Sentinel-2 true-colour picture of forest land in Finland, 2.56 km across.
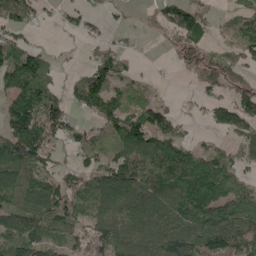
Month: May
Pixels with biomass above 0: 73%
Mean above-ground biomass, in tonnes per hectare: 84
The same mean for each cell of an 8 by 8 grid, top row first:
86 18 38 17 9 111 47 40
82 18 8 47 4 51 43 55
115 67 71 113 26 4 57 59
148 112 59 116 87 33 49 109
149 91 74 96 138 92 20 65
111 88 75 121 139 130 144 54
97 120 75 139 128 123 135 103
104 80 70 141 128 161 136 137
